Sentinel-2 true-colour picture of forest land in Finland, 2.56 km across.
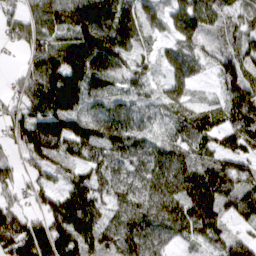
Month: March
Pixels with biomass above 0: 90%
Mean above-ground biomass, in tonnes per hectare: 110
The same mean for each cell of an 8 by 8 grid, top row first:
59 112 140 159 96 89 122 78
43 115 190 186 48 76 57 103
48 182 177 99 64 76 22 129
72 169 111 95 55 71 58 136
76 165 144 119 78 94 76 91
68 63 103 92 99 147 144 127
88 98 225 83 124 158 163 114
194 192 185 124 131 78 99 76
